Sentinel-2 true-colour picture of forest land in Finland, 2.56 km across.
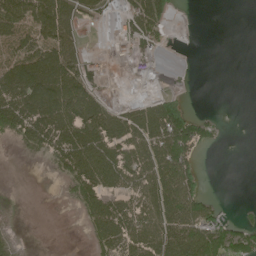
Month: June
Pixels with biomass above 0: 52%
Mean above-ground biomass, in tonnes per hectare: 46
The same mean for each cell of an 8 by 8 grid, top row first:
84 95 43 18 90 13 0 0
35 68 31 8 36 3 0 0
75 91 84 6 13 1 0 0
82 82 97 50 62 104 7 0
31 61 84 81 86 133 32 0
0 8 77 76 81 116 4 0
2 0 42 70 77 109 72 11
11 0 2 69 91 91 95 76
